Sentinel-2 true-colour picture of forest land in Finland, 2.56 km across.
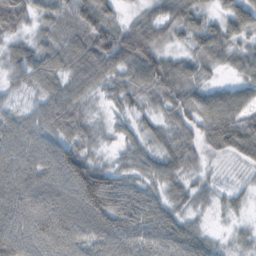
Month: October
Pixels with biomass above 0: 88%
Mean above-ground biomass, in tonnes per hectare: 54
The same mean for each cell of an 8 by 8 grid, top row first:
66 34 52 35 30 61 31 67
38 37 55 95 90 23 61 32
34 53 61 44 66 66 20 36
34 60 41 15 24 46 71 60
73 59 49 15 33 53 36 67
85 77 121 57 43 41 13 6
94 101 98 99 80 35 15 16
90 113 90 82 71 79 37 16
